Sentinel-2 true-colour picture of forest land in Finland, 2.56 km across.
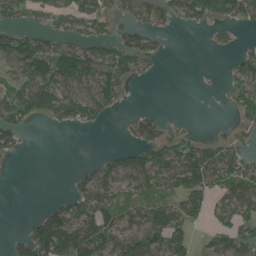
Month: June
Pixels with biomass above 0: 54%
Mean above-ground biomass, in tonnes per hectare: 56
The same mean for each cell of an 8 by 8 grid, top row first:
60 52 89 48 57 66 71 71
110 76 77 55 66 1 9 26
61 109 101 86 12 0 1 68
74 88 99 27 25 0 0 38
47 0 0 4 69 64 46 34
1 0 29 71 83 81 97 81
0 36 83 73 55 59 51 78
29 151 121 73 106 80 38 95
